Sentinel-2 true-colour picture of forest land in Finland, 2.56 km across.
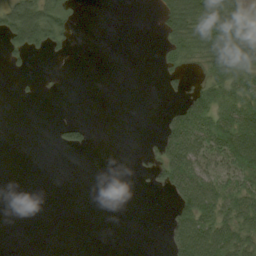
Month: August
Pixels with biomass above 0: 35%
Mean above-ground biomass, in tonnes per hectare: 27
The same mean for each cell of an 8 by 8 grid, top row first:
100 76 4 0 0 75 92 50
53 35 2 0 0 46 78 90
4 1 0 0 0 13 38 49
0 0 0 0 0 30 68 62
0 2 23 0 5 72 56 87
0 0 0 0 5 65 49 52
0 0 0 0 0 31 64 58
0 0 0 0 0 53 82 56
